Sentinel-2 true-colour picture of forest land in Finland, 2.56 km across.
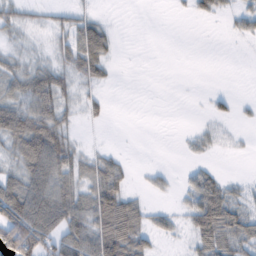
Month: February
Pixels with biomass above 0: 52%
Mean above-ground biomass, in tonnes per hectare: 30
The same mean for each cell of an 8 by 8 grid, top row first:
24 14 20 1 0 2 16 21
12 14 62 25 0 0 0 0
39 49 26 8 0 0 0 0
72 57 22 5 0 0 8 6
52 96 13 2 0 1 14 3
44 69 37 51 5 6 29 5
85 80 58 92 27 11 83 37
110 53 76 103 34 8 57 53
